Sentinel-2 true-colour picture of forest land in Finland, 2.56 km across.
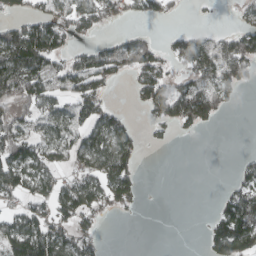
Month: March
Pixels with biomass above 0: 51%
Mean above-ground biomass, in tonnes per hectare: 57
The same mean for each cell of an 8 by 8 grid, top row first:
41 80 80 47 33 15 4 24
128 123 34 58 70 58 107 108
104 79 77 34 85 43 95 69
54 65 75 50 25 100 97 2
97 72 72 100 21 4 0 0
90 64 62 110 14 0 0 36
41 60 96 36 5 0 5 117
114 136 65 0 0 0 53 145
